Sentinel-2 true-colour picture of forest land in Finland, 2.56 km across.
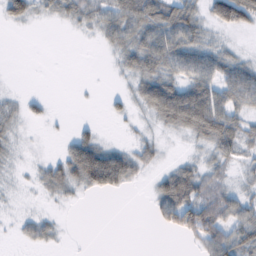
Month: February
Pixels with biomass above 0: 57%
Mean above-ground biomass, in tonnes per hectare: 29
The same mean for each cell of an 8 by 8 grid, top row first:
36 16 32 50 73 64 34 63
0 0 0 21 61 62 35 9
0 0 1 2 48 46 54 59
16 8 0 9 19 85 85 35
9 1 52 16 23 3 35 39
4 36 63 84 12 63 36 12
3 5 3 0 2 91 73 39
8 18 0 0 0 4 56 48
